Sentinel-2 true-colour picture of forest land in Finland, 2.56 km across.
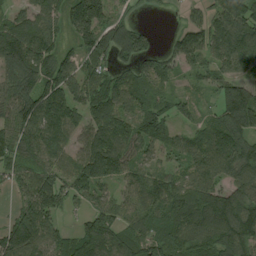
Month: August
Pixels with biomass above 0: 86%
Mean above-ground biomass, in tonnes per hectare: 112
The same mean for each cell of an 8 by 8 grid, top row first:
74 105 157 103 7 11 74 131
155 116 99 143 109 80 109 138
145 126 125 96 106 40 54 99
124 174 106 125 112 76 35 176
100 141 92 170 110 81 130 133
79 106 135 111 91 71 133 119
61 136 57 100 112 157 189 147
162 131 134 138 112 110 137 148
